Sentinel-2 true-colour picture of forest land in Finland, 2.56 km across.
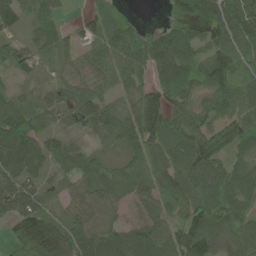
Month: June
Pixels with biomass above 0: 89%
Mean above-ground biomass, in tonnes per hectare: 80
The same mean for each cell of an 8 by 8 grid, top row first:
74 63 25 65 5 62 122 93
54 51 43 84 102 130 82 76
14 25 48 63 46 106 103 68
93 65 78 66 124 71 77 80
156 81 36 35 121 107 119 88
93 42 72 84 121 111 109 81
105 40 47 51 61 56 100 84
83 166 87 93 101 87 132 88
